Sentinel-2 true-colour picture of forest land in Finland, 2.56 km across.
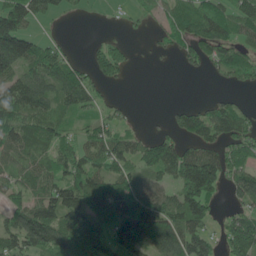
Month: June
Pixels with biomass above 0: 69%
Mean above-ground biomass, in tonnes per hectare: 68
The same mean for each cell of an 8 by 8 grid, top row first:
151 45 7 4 24 64 85 70
189 48 3 53 3 39 75 54
87 78 75 40 0 0 9 50
88 70 56 22 1 35 59 57
72 66 59 70 52 62 73 64
49 72 99 67 71 97 169 71
50 84 97 112 113 83 65 40
79 122 101 103 117 121 77 116
